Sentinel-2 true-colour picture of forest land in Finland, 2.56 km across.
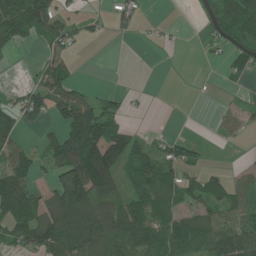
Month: June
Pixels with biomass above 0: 53%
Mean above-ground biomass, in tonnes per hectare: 58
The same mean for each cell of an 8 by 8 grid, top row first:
132 111 28 21 10 0 35 127
26 39 14 0 2 4 15 45
2 69 13 0 0 0 0 21
62 70 128 62 3 0 2 22
61 53 181 147 41 50 6 7
109 36 179 157 86 58 31 19
131 71 156 76 77 50 55 54
59 113 132 92 109 85 65 117
